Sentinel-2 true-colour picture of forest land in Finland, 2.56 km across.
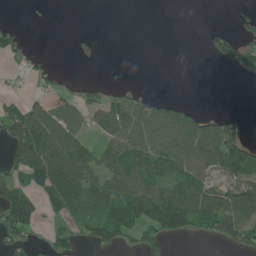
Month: June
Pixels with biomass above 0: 47%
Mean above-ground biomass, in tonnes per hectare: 44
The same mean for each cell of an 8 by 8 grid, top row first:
0 1 0 0 0 0 0 10
28 0 7 0 0 0 17 62
8 22 16 4 0 0 0 3
61 65 37 61 62 51 19 12
88 116 60 58 80 77 92 71
56 99 101 70 85 77 52 56
99 31 68 94 92 134 103 71
37 25 31 69 49 23 25 59
